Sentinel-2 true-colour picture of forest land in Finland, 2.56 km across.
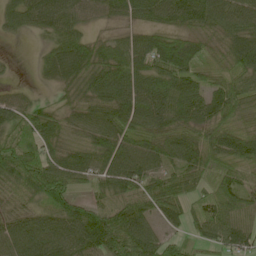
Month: May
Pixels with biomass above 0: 91%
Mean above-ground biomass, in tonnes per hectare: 75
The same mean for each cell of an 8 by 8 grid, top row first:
54 84 65 54 59 77 91 75
0 37 90 66 83 105 51 101
8 22 85 106 92 93 48 82
73 51 63 97 108 92 82 77
66 69 62 96 87 93 92 98
107 109 70 86 84 64 56 67
57 74 69 80 67 65 82 83
93 103 110 99 100 41 53 74
